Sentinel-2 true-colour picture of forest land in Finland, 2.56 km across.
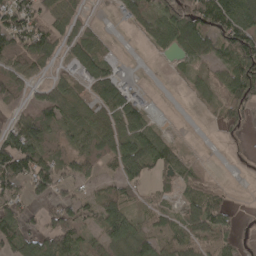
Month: April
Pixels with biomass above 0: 67%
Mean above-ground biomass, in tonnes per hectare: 53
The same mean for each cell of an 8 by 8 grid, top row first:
94 61 20 5 48 105 112 110
80 66 66 10 8 58 75 117
66 24 38 85 5 7 23 117
35 63 47 64 61 0 6 67
97 59 59 65 84 26 0 5
96 90 60 37 43 44 9 1
50 48 65 76 19 27 92 6
77 93 51 64 73 58 63 26
